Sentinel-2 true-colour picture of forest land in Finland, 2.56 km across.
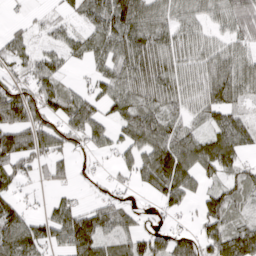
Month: March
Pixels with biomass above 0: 76%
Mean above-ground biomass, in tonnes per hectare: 61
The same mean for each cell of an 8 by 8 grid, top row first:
4 12 32 97 93 54 47 76
36 25 38 73 98 65 48 40
30 68 9 64 103 75 80 82
118 78 93 50 81 53 64 40
108 72 31 39 85 95 91 68
74 31 8 14 58 117 44 49
59 25 53 70 12 34 67 36
103 64 123 52 58 72 72 118
